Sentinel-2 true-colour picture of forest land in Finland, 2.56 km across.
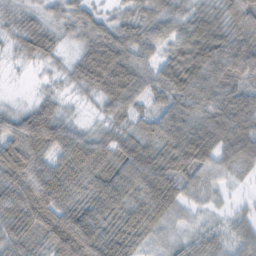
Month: February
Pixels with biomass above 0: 92%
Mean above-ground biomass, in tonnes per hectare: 59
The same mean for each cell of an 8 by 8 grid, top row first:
27 27 43 24 46 50 58 88
20 43 37 77 46 59 111 92
1 7 46 103 50 96 88 64
33 51 6 43 40 68 61 96
95 84 75 50 66 95 73 79
78 86 76 72 100 79 38 15
77 102 65 72 95 47 15 13
50 66 123 74 35 23 42 44
